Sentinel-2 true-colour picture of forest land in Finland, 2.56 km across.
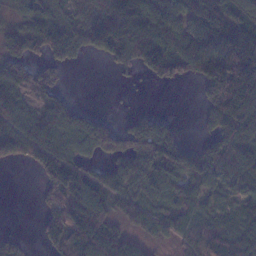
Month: January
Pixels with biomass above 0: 72%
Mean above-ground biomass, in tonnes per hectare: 89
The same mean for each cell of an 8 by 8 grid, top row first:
50 81 71 172 210 162 146 90
70 109 70 130 158 124 166 181
98 55 0 7 24 46 131 191
149 104 50 9 38 3 84 138
121 127 93 81 114 92 64 109
0 96 104 79 92 116 100 97
0 68 139 64 61 58 47 48
34 82 122 136 38 38 60 77
